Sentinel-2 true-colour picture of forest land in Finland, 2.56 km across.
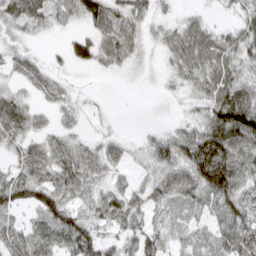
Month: March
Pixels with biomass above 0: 79%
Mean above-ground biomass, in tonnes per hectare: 45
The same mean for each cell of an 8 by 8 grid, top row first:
52 46 44 75 46 17 12 27
27 7 38 73 28 48 61 53
22 31 4 3 5 24 53 49
54 19 21 3 0 6 55 108
41 43 33 28 20 60 113 98
49 58 64 33 22 66 117 85
50 75 41 67 43 25 44 67
59 68 76 36 56 20 23 70
